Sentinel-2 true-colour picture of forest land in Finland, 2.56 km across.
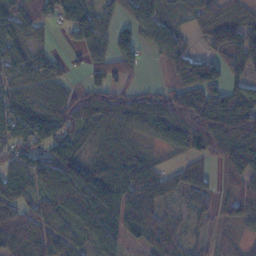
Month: November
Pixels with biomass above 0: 81%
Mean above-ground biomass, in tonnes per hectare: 71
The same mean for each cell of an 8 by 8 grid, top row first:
112 55 91 50 89 38 62 55
67 21 46 66 38 77 43 106
51 61 19 66 8 63 114 58
68 85 79 92 48 95 130 114
73 75 48 53 21 75 106 154
77 110 93 117 104 48 37 101
79 89 110 91 150 34 46 77
86 73 50 68 58 44 25 20
